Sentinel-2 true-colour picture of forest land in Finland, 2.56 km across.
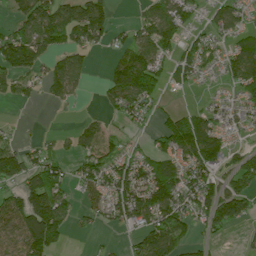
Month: July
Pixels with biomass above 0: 63%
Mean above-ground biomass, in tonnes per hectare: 80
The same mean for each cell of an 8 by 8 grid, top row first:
71 155 152 54 49 106 35 57
166 98 84 48 104 75 60 96
82 91 55 96 175 45 16 114
1 2 8 43 61 47 52 48
48 31 72 54 19 129 150 23
113 123 70 116 123 113 86 112
116 185 45 105 151 117 99 83
91 148 3 5 88 105 29 8
